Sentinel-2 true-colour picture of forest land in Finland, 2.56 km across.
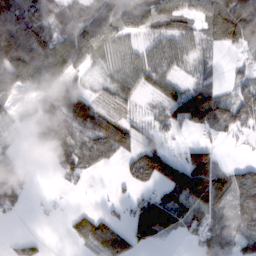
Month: February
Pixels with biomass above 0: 69%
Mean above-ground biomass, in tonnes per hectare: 67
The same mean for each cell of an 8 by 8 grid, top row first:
140 71 66 113 99 113 116 146
149 120 144 74 42 66 34 66
81 69 34 49 66 49 38 33
36 67 95 35 21 68 115 92
25 61 75 101 59 18 52 8
94 4 40 7 86 136 151 81
32 6 15 9 86 104 78 87
18 8 47 87 58 12 54 57
